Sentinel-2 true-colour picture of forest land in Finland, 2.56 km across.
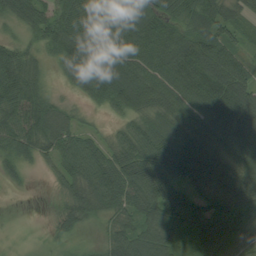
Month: August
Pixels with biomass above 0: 91%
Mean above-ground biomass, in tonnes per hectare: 78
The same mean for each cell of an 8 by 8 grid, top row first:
58 73 92 90 121 80 103 56
49 54 101 104 106 134 122 48
95 23 83 103 93 121 142 108
100 82 21 37 84 94 94 174
73 65 70 50 104 102 84 104
25 18 83 101 107 94 89 85
0 8 62 69 85 84 72 101
3 12 14 55 97 80 95 79
